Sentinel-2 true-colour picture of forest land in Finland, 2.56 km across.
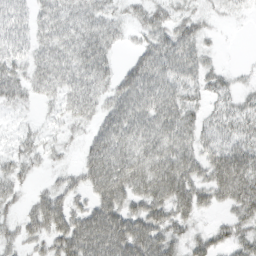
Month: March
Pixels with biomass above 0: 79%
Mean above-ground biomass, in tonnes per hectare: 43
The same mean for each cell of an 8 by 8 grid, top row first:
44 41 48 28 31 27 14 6
39 39 58 30 34 60 16 0
47 46 51 36 71 54 30 9
13 9 40 48 69 63 27 37
20 17 14 70 57 58 38 48
39 12 35 82 73 81 53 82
20 65 33 67 56 58 25 47
31 45 81 85 79 37 32 36
